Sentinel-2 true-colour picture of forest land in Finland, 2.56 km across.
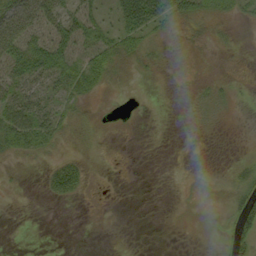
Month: September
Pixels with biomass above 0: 37%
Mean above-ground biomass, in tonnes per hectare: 17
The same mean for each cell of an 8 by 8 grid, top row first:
54 58 53 19 78 46 23 9
62 65 46 39 26 3 7 4
47 40 38 15 4 1 7 2
51 33 13 1 0 1 15 1
32 22 2 1 0 0 0 0
1 24 32 0 0 0 1 14
0 1 0 0 0 0 0 36
0 0 0 0 0 0 0 33
